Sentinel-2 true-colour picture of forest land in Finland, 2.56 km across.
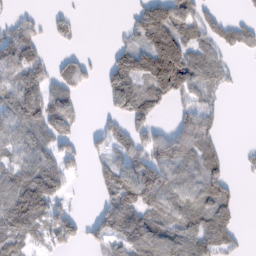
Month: February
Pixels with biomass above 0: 61%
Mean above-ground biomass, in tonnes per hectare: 69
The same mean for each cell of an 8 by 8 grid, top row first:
24 19 8 0 94 126 54 16
112 18 11 25 101 148 65 57
75 65 61 91 108 161 69 9
106 123 47 45 84 26 48 0
84 95 34 73 68 97 71 3
96 141 15 86 107 59 91 7
156 124 10 94 93 67 90 27
88 48 38 85 115 92 118 26
